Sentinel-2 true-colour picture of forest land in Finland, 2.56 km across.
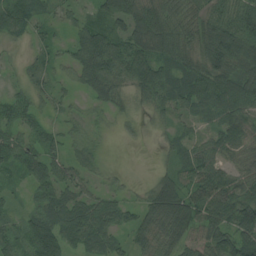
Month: August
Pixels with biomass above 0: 85%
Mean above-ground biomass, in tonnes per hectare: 62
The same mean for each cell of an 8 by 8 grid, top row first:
53 27 28 79 115 92 69 77
13 37 75 95 107 90 97 113
17 38 54 86 109 82 97 100
64 22 14 31 25 44 53 72
66 53 36 4 9 40 45 62
38 66 38 16 5 61 86 45
22 77 65 50 59 131 91 103
57 114 71 50 55 88 69 112
